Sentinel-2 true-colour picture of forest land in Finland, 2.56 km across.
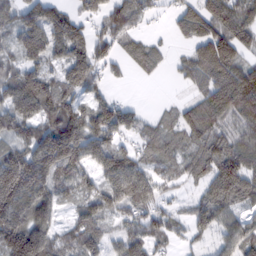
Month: February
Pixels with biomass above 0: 82%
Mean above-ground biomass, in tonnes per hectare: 87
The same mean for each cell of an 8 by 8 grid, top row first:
75 105 46 68 42 67 112 116
72 119 84 60 72 17 129 92
111 81 80 22 15 21 106 163
124 107 87 108 26 43 135 130
70 136 145 85 42 46 92 87
223 116 93 126 119 46 75 143
143 89 71 81 77 27 84 50
172 119 91 44 102 34 32 99
